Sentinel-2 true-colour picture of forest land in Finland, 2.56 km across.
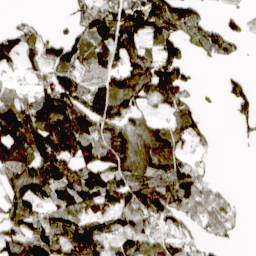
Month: April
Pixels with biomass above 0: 67%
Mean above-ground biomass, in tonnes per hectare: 80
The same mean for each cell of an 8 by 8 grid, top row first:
10 2 62 119 144 139 26 24
78 84 85 119 85 85 71 23
28 74 82 99 134 100 0 30
128 150 126 116 44 57 11 39
160 139 124 115 90 64 26 8
95 138 99 102 89 109 30 0
93 78 92 91 136 107 94 17
93 101 139 88 91 71 43 12
